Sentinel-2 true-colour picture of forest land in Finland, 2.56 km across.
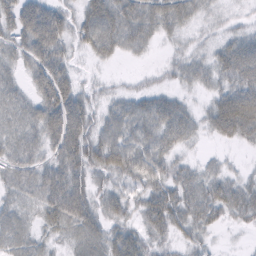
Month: February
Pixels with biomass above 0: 81%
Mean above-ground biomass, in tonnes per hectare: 41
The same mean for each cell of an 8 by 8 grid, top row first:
57 71 37 63 52 51 20 10
38 70 21 43 24 13 19 52
26 66 17 7 9 20 28 58
42 68 64 32 44 45 33 93
41 48 70 59 54 38 7 25
40 61 54 44 59 40 32 17
29 54 73 40 42 54 53 48
37 21 40 51 37 25 15 1
